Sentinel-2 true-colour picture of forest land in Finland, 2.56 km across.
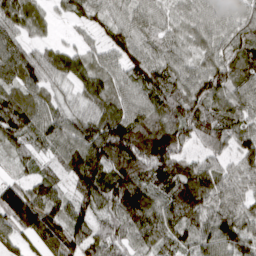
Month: March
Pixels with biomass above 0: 93%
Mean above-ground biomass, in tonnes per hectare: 91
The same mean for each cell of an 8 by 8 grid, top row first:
100 39 58 74 74 65 79 79
86 54 46 76 88 70 67 102
87 79 72 75 105 92 111 89
118 81 70 105 91 112 105 88
65 80 115 172 137 128 71 80
37 51 127 124 102 125 108 68
167 102 91 110 135 114 101 79
75 83 106 92 82 81 103 102
